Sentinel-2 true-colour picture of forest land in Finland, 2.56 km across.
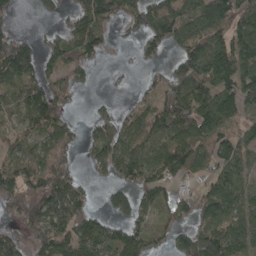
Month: April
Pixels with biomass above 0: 71%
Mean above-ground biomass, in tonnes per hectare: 90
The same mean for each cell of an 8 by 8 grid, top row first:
24 21 81 102 112 114 107 96
131 57 105 24 74 75 112 121
105 86 41 10 26 102 100 126
67 115 11 46 80 139 121 89
67 93 55 136 97 128 98 90
128 166 46 75 121 85 60 71
117 168 100 73 83 78 90 93
70 126 115 121 105 74 143 94
